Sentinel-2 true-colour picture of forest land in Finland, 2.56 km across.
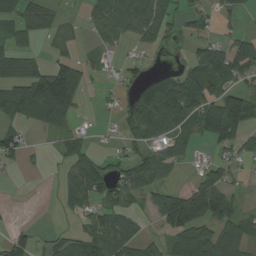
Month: August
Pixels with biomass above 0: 57%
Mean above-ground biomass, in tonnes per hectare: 59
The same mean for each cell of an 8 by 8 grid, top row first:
69 47 15 69 99 44 37 26
52 20 22 24 36 13 65 73
89 157 73 13 44 55 100 60
99 168 33 15 100 82 120 155
74 8 34 13 56 65 52 67
4 4 95 55 74 12 69 23
3 1 54 68 32 136 125 31
67 29 77 100 55 78 89 80
